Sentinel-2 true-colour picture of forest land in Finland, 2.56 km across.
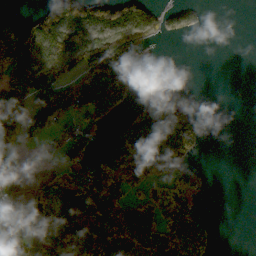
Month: October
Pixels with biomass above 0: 51%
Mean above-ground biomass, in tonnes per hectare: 60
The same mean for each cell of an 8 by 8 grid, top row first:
4 83 91 98 50 16 2 0
131 82 134 160 73 0 0 0
113 139 69 147 21 3 0 0
95 142 68 61 102 135 1 0
73 30 71 22 105 115 11 0
23 31 71 77 75 91 4 0
37 75 70 71 70 159 1 0
60 69 79 92 83 102 50 0
